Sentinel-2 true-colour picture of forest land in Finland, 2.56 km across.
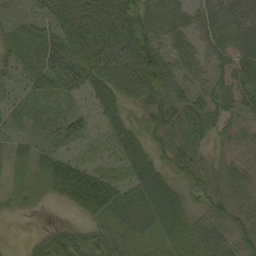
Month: September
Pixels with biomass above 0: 88%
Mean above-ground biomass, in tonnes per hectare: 43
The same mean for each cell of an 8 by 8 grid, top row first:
14 41 58 56 62 60 54 61
26 56 57 63 80 45 42 59
19 61 63 61 87 53 47 55
16 17 21 43 42 56 56 36
14 18 19 28 54 45 29 30
8 42 74 26 68 40 43 38
11 2 43 56 57 71 42 44
1 30 39 48 23 47 49 53
